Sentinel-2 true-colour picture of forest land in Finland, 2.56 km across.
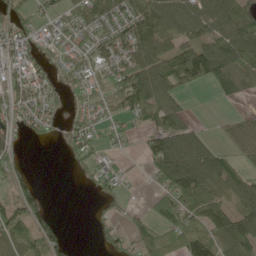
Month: May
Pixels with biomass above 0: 67%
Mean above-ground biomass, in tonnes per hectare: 58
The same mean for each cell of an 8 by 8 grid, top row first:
42 39 64 60 92 98 100 80
69 50 49 75 83 78 89 102
65 56 34 55 112 89 75 73
56 44 29 43 63 61 1 19
41 10 47 24 41 111 54 71
42 0 10 45 12 128 113 58
65 31 0 22 15 75 75 75
61 71 2 37 60 65 101 105
